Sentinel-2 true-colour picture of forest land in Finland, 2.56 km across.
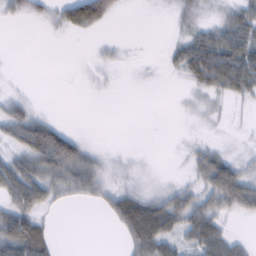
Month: February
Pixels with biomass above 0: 51%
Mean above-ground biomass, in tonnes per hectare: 28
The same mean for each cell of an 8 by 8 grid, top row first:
20 18 62 27 0 19 20 44
0 0 0 9 1 21 65 66
2 0 2 5 1 5 50 57
38 7 0 0 0 2 16 4
41 91 34 1 0 1 15 7
80 60 55 24 12 5 59 56
62 27 6 39 71 54 42 41
102 53 0 1 74 35 64 18
